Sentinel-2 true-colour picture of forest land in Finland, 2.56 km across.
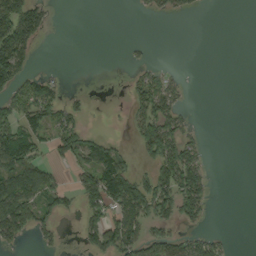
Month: September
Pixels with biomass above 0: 40%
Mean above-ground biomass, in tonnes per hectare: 48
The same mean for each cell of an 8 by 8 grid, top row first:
153 35 0 0 8 25 1 0
159 0 0 0 6 0 0 0
102 53 0 1 49 17 0 0
86 84 30 6 78 55 0 0
136 47 95 50 67 98 10 0
99 55 59 142 43 131 35 0
163 59 62 91 125 100 30 0
55 21 26 105 101 69 53 0
